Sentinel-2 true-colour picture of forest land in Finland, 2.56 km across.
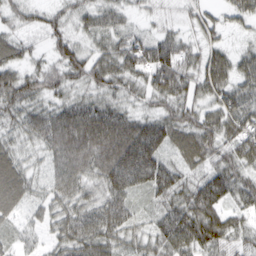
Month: March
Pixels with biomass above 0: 90%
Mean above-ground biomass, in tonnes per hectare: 58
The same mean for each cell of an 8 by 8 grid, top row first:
30 32 40 41 16 17 27 39
47 31 43 56 73 72 42 21
62 57 49 66 44 84 70 52
48 52 78 70 37 63 54 78
31 62 114 129 133 60 73 79
62 34 68 111 121 70 63 57
42 38 54 72 20 69 89 45
27 27 76 57 41 86 86 36
